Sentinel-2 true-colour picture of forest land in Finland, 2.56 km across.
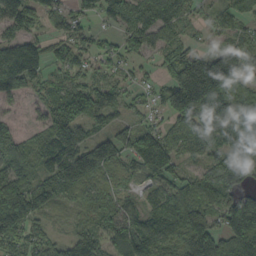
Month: September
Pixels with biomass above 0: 85%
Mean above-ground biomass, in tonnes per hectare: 93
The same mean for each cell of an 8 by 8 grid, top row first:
127 65 52 82 117 97 35 69
131 69 65 46 90 75 25 36
122 52 55 49 30 138 206 68
22 80 121 73 38 141 154 133
86 89 113 118 127 99 98 103
101 113 146 62 73 73 85 119
158 80 56 77 65 134 105 125
116 73 98 98 127 92 149 154
